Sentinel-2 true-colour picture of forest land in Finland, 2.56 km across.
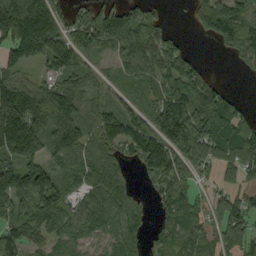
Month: September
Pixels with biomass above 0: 80%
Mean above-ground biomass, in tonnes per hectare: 90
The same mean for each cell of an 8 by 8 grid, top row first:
216 153 50 87 93 1 113 110
126 139 123 63 101 50 2 108
83 71 79 34 64 115 60 4
183 175 100 71 61 140 151 60
174 103 109 80 122 106 124 137
135 93 86 89 46 89 29 54
101 118 63 102 33 76 54 90
84 68 68 63 45 64 58 96
